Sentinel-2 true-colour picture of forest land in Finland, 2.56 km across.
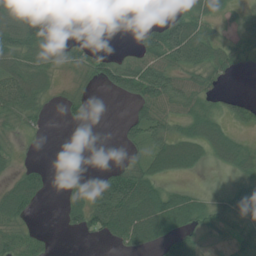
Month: July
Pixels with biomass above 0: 58%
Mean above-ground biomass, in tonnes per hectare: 41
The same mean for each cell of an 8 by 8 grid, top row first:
78 36 1 0 1 49 52 26
80 70 45 9 53 118 68 37
84 43 24 61 112 61 43 3
52 15 25 0 45 42 41 30
10 1 0 1 57 70 66 42
26 25 12 56 69 28 2 39
61 2 48 114 91 73 25 62
57 18 6 30 59 44 16 42
